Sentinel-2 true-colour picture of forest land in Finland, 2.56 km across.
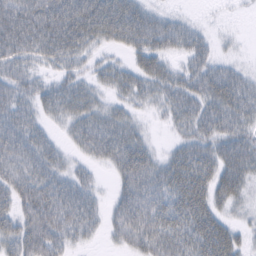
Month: February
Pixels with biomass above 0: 80%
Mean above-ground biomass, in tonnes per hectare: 49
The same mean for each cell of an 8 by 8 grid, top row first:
79 96 101 100 53 18 2 2
63 64 51 25 50 36 35 6
46 24 31 32 40 37 63 46
57 30 45 29 13 38 54 54
65 39 37 65 35 24 45 58
54 55 28 19 69 65 59 61
57 88 67 28 76 67 61 22
67 85 24 19 71 72 83 31
